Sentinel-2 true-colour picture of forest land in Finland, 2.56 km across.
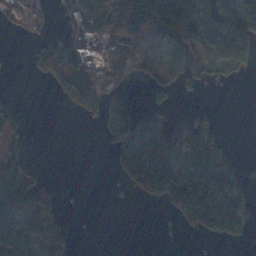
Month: November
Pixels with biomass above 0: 47%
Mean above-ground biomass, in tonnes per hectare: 76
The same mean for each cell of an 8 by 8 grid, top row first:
28 25 85 59 157 211 210 200
35 66 136 25 43 82 125 166
0 60 124 44 29 55 29 12
54 0 53 104 67 40 10 0
28 0 0 87 194 207 123 2
94 11 0 23 243 234 222 74
138 84 4 3 7 119 252 127
97 92 4 0 0 3 24 43
